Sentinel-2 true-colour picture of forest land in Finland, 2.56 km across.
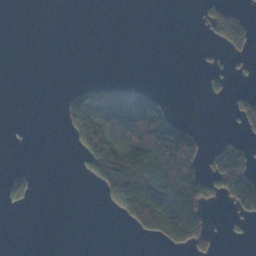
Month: November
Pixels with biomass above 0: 26%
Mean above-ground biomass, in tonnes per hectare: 47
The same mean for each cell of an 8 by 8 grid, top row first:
0 0 0 0 0 0 52 43
0 0 0 0 0 0 7 47
0 0 11 25 7 0 26 8
0 0 106 119 121 27 0 58
1 0 52 166 225 211 18 35
16 0 6 198 223 249 105 134
9 0 0 14 184 221 58 75
0 0 0 0 14 87 34 7
